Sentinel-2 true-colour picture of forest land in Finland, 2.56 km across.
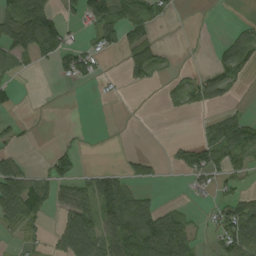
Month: September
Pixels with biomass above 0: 42%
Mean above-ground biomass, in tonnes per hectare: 40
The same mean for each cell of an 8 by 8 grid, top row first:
108 96 44 84 76 5 1 1
65 79 29 32 68 2 3 47
15 1 37 4 31 14 52 22
13 1 0 0 0 11 17 18
20 2 7 0 0 18 69 87
98 57 39 36 29 6 42 33
106 56 88 78 61 18 10 68
8 23 140 77 127 94 10 94
